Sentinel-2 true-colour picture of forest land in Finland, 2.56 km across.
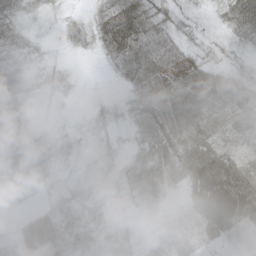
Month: May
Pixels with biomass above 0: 88%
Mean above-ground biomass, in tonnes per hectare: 37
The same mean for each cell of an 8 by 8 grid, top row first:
33 15 16 64 59 22 11 83
34 9 22 60 59 40 14 24
17 24 8 10 66 30 55 47
36 7 6 20 51 60 67 75
41 40 21 18 30 61 66 46
20 14 17 26 50 53 90 58
9 11 31 19 37 37 123 99
8 21 33 41 18 37 48 17
